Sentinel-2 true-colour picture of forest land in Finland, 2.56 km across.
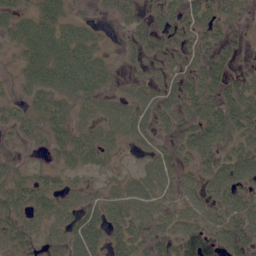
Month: June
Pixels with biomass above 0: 76%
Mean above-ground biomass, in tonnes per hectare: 40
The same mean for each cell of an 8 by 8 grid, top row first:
44 56 15 23 25 39 47 27
34 72 65 11 33 27 46 17
23 55 68 22 24 36 51 34
26 53 30 38 44 44 51 62
13 28 51 28 24 37 58 45
32 28 23 20 44 38 42 53
47 48 43 51 58 38 48 55
46 33 65 40 50 52 43 53
